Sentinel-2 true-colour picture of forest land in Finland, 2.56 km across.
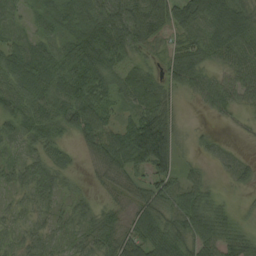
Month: August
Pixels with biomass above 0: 87%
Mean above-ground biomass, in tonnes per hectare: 55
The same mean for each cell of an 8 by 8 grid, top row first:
31 37 67 84 84 78 103 108
44 38 91 77 52 53 86 78
72 73 94 53 55 64 49 53
62 63 89 36 63 31 23 25
30 47 25 70 151 57 19 8
37 53 12 44 47 50 21 34
22 29 32 37 65 57 59 15
23 38 37 67 79 80 74 79
